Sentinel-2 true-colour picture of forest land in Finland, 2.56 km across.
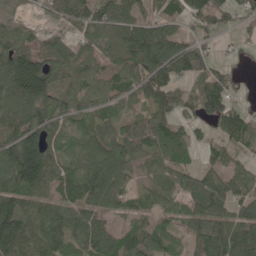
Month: May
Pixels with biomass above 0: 84%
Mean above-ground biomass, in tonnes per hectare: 91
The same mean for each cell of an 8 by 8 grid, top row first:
34 45 104 114 68 61 86 52
105 75 53 76 145 105 44 20
190 159 84 68 130 106 117 26
130 100 72 56 67 87 110 65
141 96 59 99 116 94 56 62
145 144 106 118 55 101 87 89
110 82 91 69 51 58 118 77
160 114 78 93 91 39 136 139
